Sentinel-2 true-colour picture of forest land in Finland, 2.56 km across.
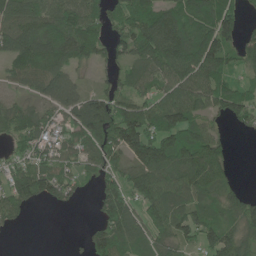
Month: June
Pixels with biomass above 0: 77%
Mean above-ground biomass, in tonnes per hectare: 83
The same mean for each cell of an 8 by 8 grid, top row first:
105 105 109 73 123 114 120 66
92 115 105 60 120 168 148 72
48 105 39 37 76 109 131 50
64 48 101 114 112 134 68 79
58 64 75 112 155 131 95 0
90 104 40 71 115 113 106 8
70 15 9 102 85 92 76 100
2 0 9 107 72 85 68 95
